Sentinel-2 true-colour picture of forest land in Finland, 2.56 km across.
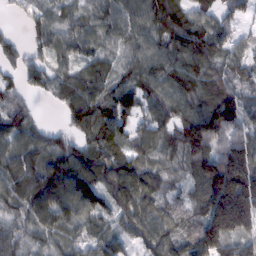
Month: February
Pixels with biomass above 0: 91%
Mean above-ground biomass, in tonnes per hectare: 86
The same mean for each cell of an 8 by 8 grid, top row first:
17 59 51 72 82 108 64 47
42 62 54 44 82 102 103 50
41 66 77 74 84 105 92 56
69 7 115 111 68 82 130 98
62 67 75 101 74 94 136 105
100 133 128 108 102 48 172 146
76 125 106 70 101 64 150 207
68 54 56 59 65 85 180 88
